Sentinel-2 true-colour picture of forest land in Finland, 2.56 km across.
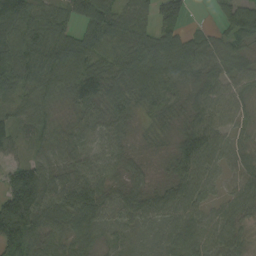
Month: September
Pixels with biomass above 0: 94%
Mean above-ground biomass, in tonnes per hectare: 71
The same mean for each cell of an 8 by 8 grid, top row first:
135 69 76 84 63 94 7 130
100 96 94 80 89 99 55 50
82 91 119 84 90 68 55 45
53 48 63 75 40 47 67 42
41 51 52 61 22 62 91 31
107 75 75 60 42 71 59 55
171 103 115 68 75 86 38 51
97 73 62 36 31 56 57 49
